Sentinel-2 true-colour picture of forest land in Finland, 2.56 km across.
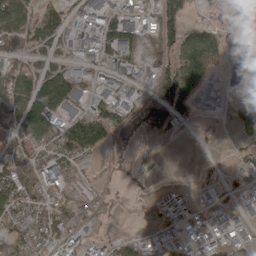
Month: April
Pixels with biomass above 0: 65%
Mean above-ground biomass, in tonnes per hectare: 74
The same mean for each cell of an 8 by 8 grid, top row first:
130 65 84 84 81 103 40 10
110 68 64 86 54 94 135 59
123 119 80 77 74 144 58 36
125 148 90 90 137 94 30 45
117 101 161 78 26 8 6 25
161 100 54 11 16 4 18 39
143 106 72 23 20 35 41 43
94 103 61 41 64 68 79 48
